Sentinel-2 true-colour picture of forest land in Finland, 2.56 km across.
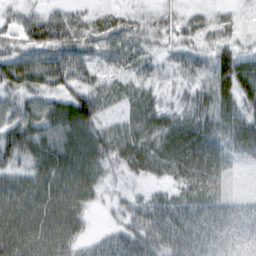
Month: February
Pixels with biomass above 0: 93%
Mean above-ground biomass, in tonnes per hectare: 59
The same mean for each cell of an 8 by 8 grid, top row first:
43 68 36 33 32 35 37 19
53 86 82 49 48 42 41 35
79 70 67 35 34 30 52 73
65 74 98 30 67 42 71 58
91 87 93 68 69 74 67 51
54 84 80 24 37 42 61 12
83 81 57 18 61 81 75 44
87 77 43 61 93 89 78 46
